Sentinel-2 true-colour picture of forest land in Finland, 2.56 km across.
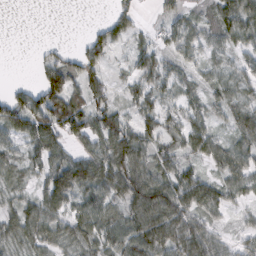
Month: February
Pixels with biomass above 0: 79%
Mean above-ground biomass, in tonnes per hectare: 52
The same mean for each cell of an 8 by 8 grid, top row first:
0 0 0 28 7 42 30 94
0 15 22 47 35 42 36 38
5 69 65 25 50 40 26 40
86 101 93 66 47 38 41 51
37 80 44 90 63 46 63 47
43 70 111 105 71 77 44 60
48 68 54 55 112 104 66 21
67 53 56 67 94 83 60 26
